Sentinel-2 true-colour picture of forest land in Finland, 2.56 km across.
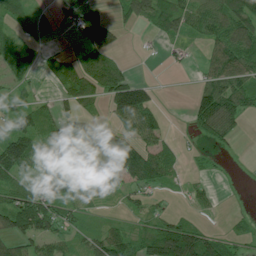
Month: July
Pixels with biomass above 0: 64%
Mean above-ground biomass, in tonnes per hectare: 57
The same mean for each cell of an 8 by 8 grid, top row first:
61 17 112 37 74 88 74 102
64 20 43 74 3 18 32 89
45 36 113 114 29 0 54 81
57 36 70 63 110 0 123 70
128 65 134 56 59 20 26 7
66 77 91 54 97 26 10 0
94 101 32 6 25 7 21 2
64 57 27 74 67 175 74 20
